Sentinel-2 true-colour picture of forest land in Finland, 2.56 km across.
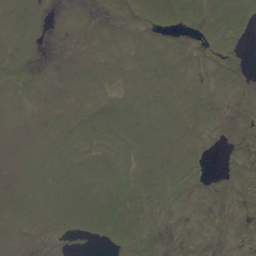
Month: September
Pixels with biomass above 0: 71%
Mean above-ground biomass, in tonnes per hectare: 7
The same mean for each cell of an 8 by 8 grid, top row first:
9 4 3 4 6 9 11 13
7 1 2 9 9 7 6 4
9 2 7 6 11 11 9 6
4 5 7 9 12 12 13 5
4 7 9 9 9 10 3 5
4 8 9 10 11 13 3 8
7 8 10 13 13 9 8 6
4 3 3 8 8 3 5 9
